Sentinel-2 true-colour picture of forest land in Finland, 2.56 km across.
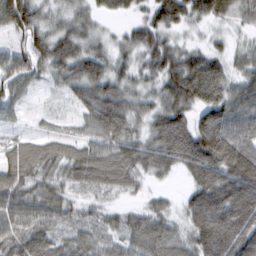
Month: February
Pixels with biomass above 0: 92%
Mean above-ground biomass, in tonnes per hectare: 78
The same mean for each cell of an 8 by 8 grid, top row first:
130 51 50 40 38 87 64 41
54 78 64 40 74 53 38 24
85 34 81 73 44 111 149 57
31 12 40 115 47 99 106 96
55 55 62 89 78 149 152 144
89 63 73 96 48 33 115 194
86 76 33 29 42 29 163 185
75 64 51 41 100 75 159 192
